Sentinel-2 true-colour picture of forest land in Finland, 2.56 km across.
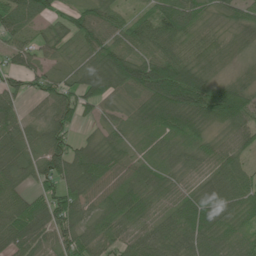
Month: June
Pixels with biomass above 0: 90%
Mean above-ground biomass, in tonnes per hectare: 64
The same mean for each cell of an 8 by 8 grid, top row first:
93 55 60 51 40 98 41 50
47 38 43 79 61 60 70 28
43 49 64 105 133 144 75 28
44 54 54 33 80 119 93 74
76 90 48 54 33 47 45 43
51 75 96 62 57 44 44 58
64 83 61 69 70 64 86 54
77 54 66 55 65 78 72 37
